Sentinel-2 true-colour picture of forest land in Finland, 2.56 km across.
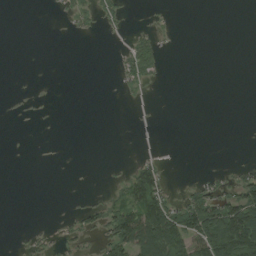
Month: August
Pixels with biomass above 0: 21%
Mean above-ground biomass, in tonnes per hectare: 21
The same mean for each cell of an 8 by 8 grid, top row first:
0 1 26 23 2 1 0 0
0 0 0 1 44 2 0 0
0 0 0 2 36 0 0 0
2 1 0 0 0 0 0 0
0 0 0 0 0 0 0 0
0 0 0 4 78 1 11 30
0 0 13 39 126 49 90 110
2 11 20 71 137 112 130 152
